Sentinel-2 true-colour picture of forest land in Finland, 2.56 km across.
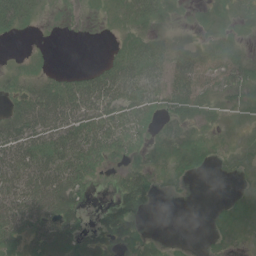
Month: June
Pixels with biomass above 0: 65%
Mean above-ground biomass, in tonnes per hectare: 26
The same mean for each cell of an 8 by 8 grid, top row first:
43 4 2 10 30 5 7 11
0 2 0 5 30 23 11 7
17 28 33 60 61 51 17 18
48 82 63 43 39 27 14 6
60 49 57 44 18 24 9 4
58 69 47 8 29 10 3 4
74 81 35 21 18 0 1 9
39 44 20 27 10 1 2 4
